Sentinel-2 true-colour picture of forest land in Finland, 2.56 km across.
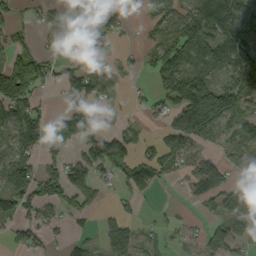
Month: September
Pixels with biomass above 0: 56%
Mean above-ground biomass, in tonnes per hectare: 55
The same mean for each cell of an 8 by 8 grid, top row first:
34 27 23 37 25 65 139 92
52 14 33 33 24 94 120 99
176 51 81 42 3 52 66 82
104 27 113 33 21 82 192 79
75 58 67 99 34 74 41 40
86 68 21 34 39 27 101 22
78 32 44 2 3 9 28 73
34 24 25 5 27 12 61 57
